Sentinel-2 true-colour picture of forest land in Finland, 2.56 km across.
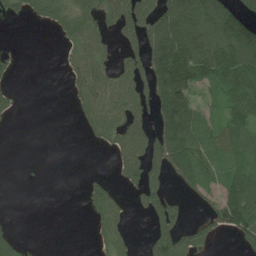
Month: July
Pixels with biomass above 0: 50%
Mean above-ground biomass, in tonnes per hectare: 59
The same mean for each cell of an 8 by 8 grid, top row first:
29 67 72 59 99 109 132 95
10 0 61 35 85 149 133 148
14 0 58 60 85 180 76 123
18 0 35 63 49 146 43 94
0 0 3 44 86 142 94 95
0 0 6 22 85 62 80 87
0 0 7 65 41 48 44 145
31 0 0 49 14 103 40 45
